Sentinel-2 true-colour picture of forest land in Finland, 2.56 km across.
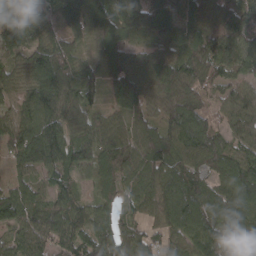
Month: March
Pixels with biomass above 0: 92%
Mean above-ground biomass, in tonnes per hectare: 83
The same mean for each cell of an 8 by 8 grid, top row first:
62 34 68 87 88 46 69 82
65 88 35 65 42 84 102 87
52 129 99 59 91 123 87 59
56 100 86 53 67 110 65 84
86 160 78 102 107 117 126 77
42 48 41 83 107 115 80 118
99 74 70 60 56 139 115 103
53 71 75 85 67 68 120 125
